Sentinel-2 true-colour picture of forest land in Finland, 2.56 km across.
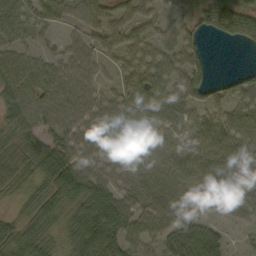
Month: October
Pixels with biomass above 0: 77%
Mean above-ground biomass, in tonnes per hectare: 43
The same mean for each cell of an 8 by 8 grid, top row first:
54 36 29 27 13 13 61 77
30 12 6 15 13 25 14 12
55 43 28 9 40 37 39 35
57 54 49 41 45 53 42 40
47 62 47 44 43 44 52 49
54 56 72 45 46 51 57 50
10 38 74 91 45 50 27 19
53 44 81 88 44 65 81 9
